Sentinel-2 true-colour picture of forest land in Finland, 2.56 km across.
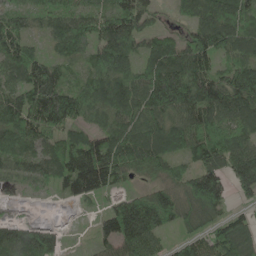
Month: May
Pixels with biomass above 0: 89%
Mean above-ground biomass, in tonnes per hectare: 101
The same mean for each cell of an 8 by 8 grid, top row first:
79 79 89 119 95 39 117 98
121 45 81 130 64 82 140 111
84 146 44 117 105 161 129 139
146 207 111 102 127 136 145 135
112 85 104 125 139 117 152 112
50 84 159 106 51 62 154 126
8 3 16 71 145 130 127 27
105 84 9 96 127 50 79 140
